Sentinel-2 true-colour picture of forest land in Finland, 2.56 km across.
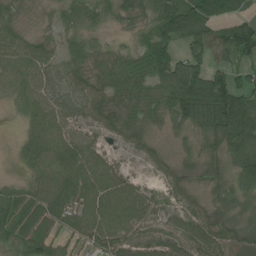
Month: July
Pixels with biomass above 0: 89%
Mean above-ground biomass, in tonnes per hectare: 51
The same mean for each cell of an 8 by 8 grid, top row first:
24 10 49 30 29 121 92 50
63 35 31 18 61 65 87 91
39 49 42 46 49 113 99 48
11 58 46 44 38 64 99 124
14 70 60 17 28 10 39 88
7 47 77 56 11 27 24 55
55 71 66 74 53 28 34 25
56 54 34 64 40 41 67 45
